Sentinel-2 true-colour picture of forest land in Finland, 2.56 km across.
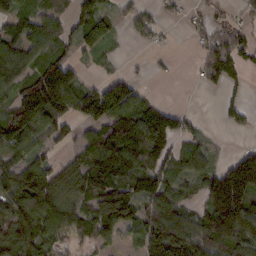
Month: February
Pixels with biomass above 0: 70%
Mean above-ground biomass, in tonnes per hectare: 86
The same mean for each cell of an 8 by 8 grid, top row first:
84 76 77 54 33 17 36 26
87 94 73 22 10 4 65 85
99 160 49 51 12 6 49 40
140 140 96 156 107 56 1 38
115 59 59 154 150 62 36 9
134 117 129 164 125 71 87 182
110 137 87 142 88 103 102 154
141 92 36 41 91 185 156 118
